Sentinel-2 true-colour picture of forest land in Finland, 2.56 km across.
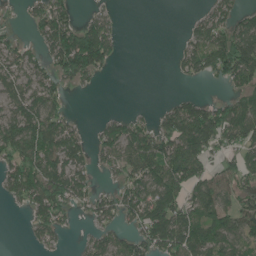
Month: June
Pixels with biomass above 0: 61%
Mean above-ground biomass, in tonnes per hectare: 76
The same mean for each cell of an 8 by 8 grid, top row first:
12 103 37 25 0 0 61 67
64 86 178 73 0 17 135 160
74 69 68 4 0 13 34 91
88 107 5 13 13 102 107 118
116 135 78 96 115 129 109 91
102 136 78 33 115 114 79 77
16 119 42 75 131 122 105 102
0 43 16 71 106 138 109 110
